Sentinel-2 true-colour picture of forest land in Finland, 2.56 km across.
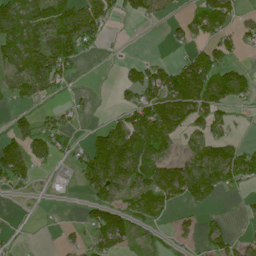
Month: July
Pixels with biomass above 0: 54%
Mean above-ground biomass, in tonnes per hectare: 60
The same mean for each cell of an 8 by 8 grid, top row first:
88 93 98 48 47 18 93 31
80 117 93 3 0 13 56 28
65 112 15 5 107 117 121 96
34 21 14 17 105 102 80 17
79 94 17 172 81 33 69 35
86 15 59 165 92 138 147 95
2 2 14 104 68 31 32 8
8 2 19 106 22 21 46 26
